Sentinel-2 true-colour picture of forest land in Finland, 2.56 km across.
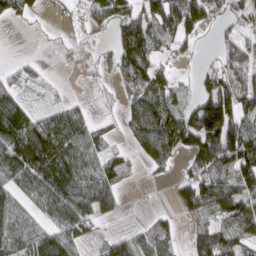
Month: March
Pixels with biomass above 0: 68%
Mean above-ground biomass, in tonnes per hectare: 63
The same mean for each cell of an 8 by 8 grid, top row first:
44 10 20 73 88 129 70 46
0 3 13 34 97 37 5 62
30 10 7 19 75 37 53 88
90 37 26 13 99 67 184 115
120 98 77 24 69 88 126 155
84 119 100 71 9 24 102 109
48 58 93 34 4 26 76 112
80 98 54 56 52 31 91 70
